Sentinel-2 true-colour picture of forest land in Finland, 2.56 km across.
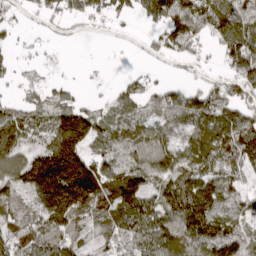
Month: April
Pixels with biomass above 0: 77%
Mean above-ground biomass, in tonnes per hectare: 83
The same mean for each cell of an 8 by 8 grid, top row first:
31 41 55 43 57 131 114 98
24 19 5 7 24 64 37 155
21 19 5 11 43 26 41 93
73 64 98 44 52 108 125 93
101 106 157 63 109 94 139 138
111 237 257 108 101 116 113 62
73 143 100 92 112 128 131 70
70 98 54 41 102 110 106 79
